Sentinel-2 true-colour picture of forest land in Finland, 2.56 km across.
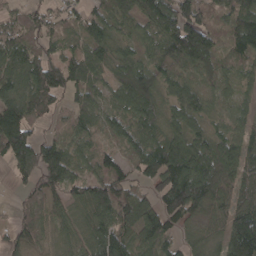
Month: April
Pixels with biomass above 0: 89%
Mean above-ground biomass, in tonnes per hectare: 89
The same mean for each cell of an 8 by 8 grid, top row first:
54 54 65 93 99 152 57 106
99 52 61 89 70 123 122 71
98 142 99 73 138 69 58 56
149 63 71 66 92 75 60 53
158 86 58 49 90 101 98 87
46 98 69 101 80 159 159 109
31 69 66 117 101 124 91 114
70 40 61 136 78 60 63 193
